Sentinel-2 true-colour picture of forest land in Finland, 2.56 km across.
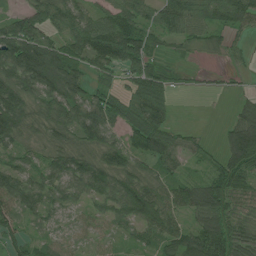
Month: July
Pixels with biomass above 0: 84%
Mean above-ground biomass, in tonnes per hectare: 70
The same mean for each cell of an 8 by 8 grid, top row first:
51 93 83 82 66 86 65 92
145 101 92 143 80 18 31 27
117 139 80 45 97 24 8 12
120 93 99 97 103 16 1 44
65 62 59 71 84 54 18 149
78 82 96 86 66 46 52 80
63 59 37 63 108 73 100 66
42 39 30 30 41 71 105 77
